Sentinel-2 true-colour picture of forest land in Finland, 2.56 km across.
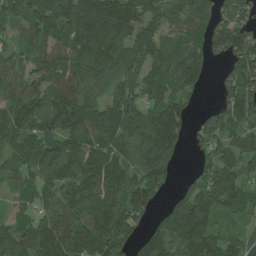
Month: July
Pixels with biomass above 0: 87%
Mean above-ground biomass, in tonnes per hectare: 107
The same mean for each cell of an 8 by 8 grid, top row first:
85 128 202 187 128 88 82 98
51 94 124 132 125 132 107 137
85 124 114 88 109 127 41 154
126 131 134 131 99 104 36 131
86 89 125 134 127 98 59 84
60 83 110 125 130 32 91 86
36 71 103 117 91 145 139 76
117 121 124 155 78 155 136 58
